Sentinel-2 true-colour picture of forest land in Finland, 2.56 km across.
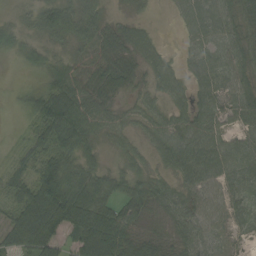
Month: September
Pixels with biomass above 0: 86%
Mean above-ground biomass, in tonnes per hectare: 53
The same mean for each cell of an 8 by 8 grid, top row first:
19 55 74 25 18 23 64 53
21 31 43 73 61 9 42 53
2 36 61 67 39 51 56 54
8 98 85 47 35 37 56 59
12 69 71 26 26 69 67 32
40 106 84 49 41 49 71 51
58 130 123 68 54 54 51 41
59 81 77 124 45 38 55 28
